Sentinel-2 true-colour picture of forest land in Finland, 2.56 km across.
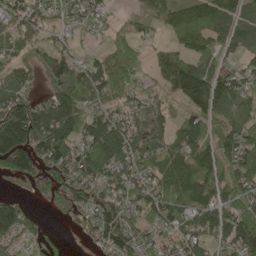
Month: May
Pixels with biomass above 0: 79%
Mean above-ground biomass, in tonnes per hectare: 88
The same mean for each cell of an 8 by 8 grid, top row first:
82 59 81 25 48 90 114 71
52 61 23 59 31 56 63 73
77 56 104 133 31 137 111 74
154 122 111 83 75 48 106 70
186 162 110 138 93 85 107 127
74 69 124 92 103 110 108 111
73 18 72 112 109 118 103 128
63 33 19 120 70 87 91 146
